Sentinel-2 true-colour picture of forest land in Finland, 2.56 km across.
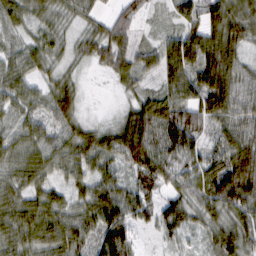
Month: February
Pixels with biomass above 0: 93%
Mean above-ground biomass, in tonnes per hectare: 66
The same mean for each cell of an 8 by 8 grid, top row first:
59 49 42 40 25 38 60 77
43 53 40 79 41 92 98 58
64 37 24 26 39 83 106 75
58 56 40 11 89 89 92 65
62 63 80 78 117 109 55 86
61 47 59 57 76 73 100 125
76 78 62 98 59 60 72 96
75 79 73 111 11 36 37 88
